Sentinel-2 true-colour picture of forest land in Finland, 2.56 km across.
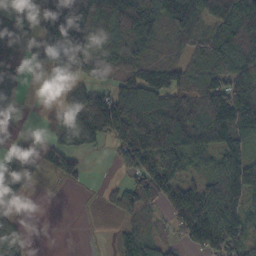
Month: October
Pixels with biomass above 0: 75%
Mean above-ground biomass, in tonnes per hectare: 88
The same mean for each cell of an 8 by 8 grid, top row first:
172 146 185 111 162 106 111 154
144 81 128 143 71 54 81 115
90 18 72 81 120 80 69 94
30 19 162 197 152 143 137 133
48 60 99 62 125 129 89 65
91 33 51 9 106 73 64 106
46 0 2 45 90 84 134 93
81 0 1 16 63 38 82 79
